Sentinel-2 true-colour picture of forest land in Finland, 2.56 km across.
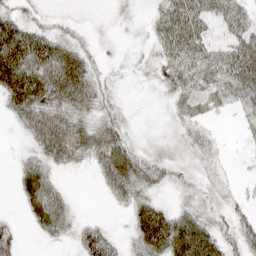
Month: April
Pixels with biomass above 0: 80%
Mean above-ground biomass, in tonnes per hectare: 39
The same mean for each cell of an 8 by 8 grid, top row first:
41 17 9 9 11 75 49 39
106 76 35 7 13 66 49 61
93 83 70 16 11 61 39 66
49 66 48 30 6 19 18 21
6 68 60 73 15 15 22 8
27 44 4 63 51 23 17 7
7 74 6 8 55 31 29 22
44 19 43 40 65 88 71 43
